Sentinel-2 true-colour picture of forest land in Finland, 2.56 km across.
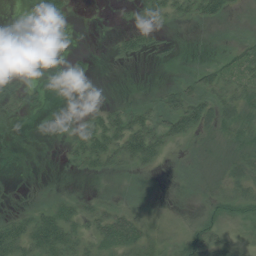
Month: July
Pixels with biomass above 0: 66%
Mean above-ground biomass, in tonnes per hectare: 23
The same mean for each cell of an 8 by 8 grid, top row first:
0 13 2 1 17 28 40 17
8 5 2 9 23 7 9 25
19 3 9 0 2 20 35 33
18 3 5 22 34 63 44 42
4 1 36 47 63 31 25 33
2 3 12 19 16 13 26 33
12 31 31 34 19 6 24 33
57 71 34 58 41 25 47 18
